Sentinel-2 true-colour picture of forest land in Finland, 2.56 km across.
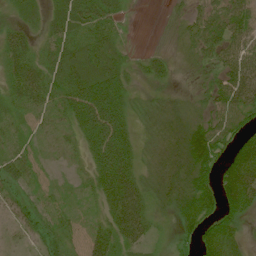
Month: July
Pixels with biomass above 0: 85%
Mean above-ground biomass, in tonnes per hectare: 44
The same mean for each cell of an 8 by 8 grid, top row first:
21 37 64 42 0 9 34 54
60 37 46 40 5 10 43 53
56 50 72 68 24 16 23 70
22 27 83 110 24 41 30 53
19 8 39 123 25 69 99 52
40 8 16 109 43 63 57 97
32 24 10 75 64 43 53 57
19 29 19 64 45 24 55 22
